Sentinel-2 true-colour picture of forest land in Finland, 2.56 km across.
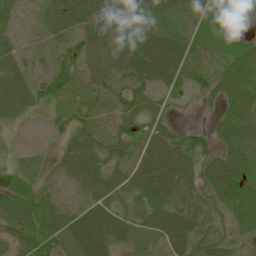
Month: June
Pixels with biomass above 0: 86%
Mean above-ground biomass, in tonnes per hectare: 42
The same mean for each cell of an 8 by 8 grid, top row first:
40 43 92 53 54 29 47 28
37 20 49 26 48 45 34 40
33 56 35 47 49 32 40 73
26 22 36 38 42 11 14 63
10 6 49 53 47 46 41 68
48 14 48 39 59 65 55 70
45 39 31 40 39 51 38 56
49 55 53 39 21 53 40 21
